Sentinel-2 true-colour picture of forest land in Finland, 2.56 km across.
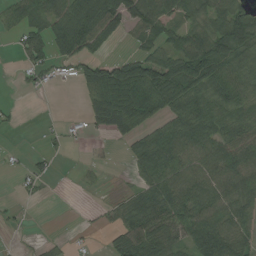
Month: August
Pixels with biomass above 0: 63%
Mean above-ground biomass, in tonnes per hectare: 55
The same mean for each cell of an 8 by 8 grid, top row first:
49 76 114 96 86 51 60 78
28 74 80 14 40 67 97 84
6 25 44 128 148 113 95 77
8 0 14 111 102 67 80 58
1 13 9 12 61 85 80 72
9 17 9 2 49 78 86 68
7 0 2 21 75 82 80 65
2 10 6 35 96 49 92 78
